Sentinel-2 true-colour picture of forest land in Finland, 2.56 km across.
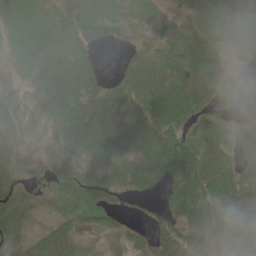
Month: June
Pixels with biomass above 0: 77%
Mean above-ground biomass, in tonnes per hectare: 41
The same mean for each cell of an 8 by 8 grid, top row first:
24 27 37 28 14 25 52 42
26 54 44 7 18 38 50 35
10 74 87 13 42 52 67 15
28 49 62 69 54 59 40 8
22 18 59 74 64 54 41 36
17 26 52 39 67 58 53 54
18 7 37 32 14 37 57 75
22 43 21 13 15 68 86 83
